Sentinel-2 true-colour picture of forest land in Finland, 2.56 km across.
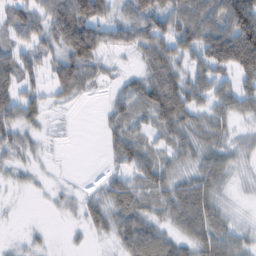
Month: February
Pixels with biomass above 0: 75%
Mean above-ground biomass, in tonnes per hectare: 43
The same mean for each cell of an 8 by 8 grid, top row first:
48 62 100 39 71 71 76 116
44 41 104 30 51 60 76 132
64 39 76 15 51 67 53 46
59 20 1 30 43 98 44 39
33 6 0 33 41 37 44 22
13 5 1 22 46 37 55 10
2 5 19 55 42 55 58 6
6 8 5 24 67 33 58 36
